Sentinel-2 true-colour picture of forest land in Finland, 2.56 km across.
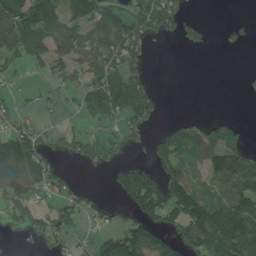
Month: July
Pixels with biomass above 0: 54%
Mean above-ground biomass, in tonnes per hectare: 77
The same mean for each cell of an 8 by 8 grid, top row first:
128 159 107 97 113 98 4 5
102 119 116 125 66 8 20 10
20 40 57 127 63 0 0 6
58 16 52 104 103 3 4 1
121 55 73 56 31 115 99 61
142 113 12 39 114 110 63 119
90 68 80 28 142 166 153 118
23 67 38 120 139 76 172 178
